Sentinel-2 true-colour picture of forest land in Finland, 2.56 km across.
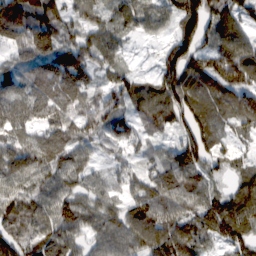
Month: February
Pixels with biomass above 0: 93%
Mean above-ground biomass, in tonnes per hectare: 84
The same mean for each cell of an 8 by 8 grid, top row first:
134 135 60 65 73 87 144 85
97 126 109 70 8 104 93 123
64 112 86 69 37 124 104 113
74 87 100 79 86 110 98 106
77 83 72 45 40 69 107 29
86 74 61 38 71 122 68 57
87 70 82 48 91 84 90 94
78 90 56 94 118 127 67 68
